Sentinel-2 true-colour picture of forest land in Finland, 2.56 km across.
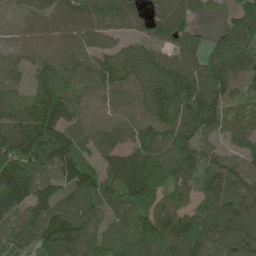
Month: May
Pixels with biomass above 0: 92%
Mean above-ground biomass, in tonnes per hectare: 119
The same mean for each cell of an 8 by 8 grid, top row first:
23 78 112 117 112 125 35 100
62 99 117 86 83 95 79 130
75 120 111 127 124 149 180 118
85 163 99 87 111 146 175 56
149 203 100 114 155 165 75 57
159 87 171 107 185 130 130 136
106 113 115 86 128 100 115 154
88 173 190 133 162 157 140 166
